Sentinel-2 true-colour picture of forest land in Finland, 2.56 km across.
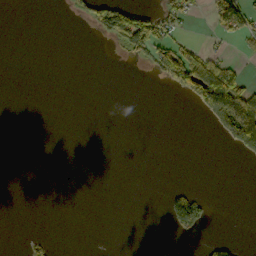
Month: October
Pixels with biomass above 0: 14%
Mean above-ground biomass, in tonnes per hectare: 24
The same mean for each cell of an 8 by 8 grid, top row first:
0 0 28 144 71 54 33 117
0 0 0 16 91 78 30 16
0 0 0 0 2 103 202 72
0 0 0 0 0 0 88 170
0 0 0 0 0 0 0 82
0 0 0 0 0 0 0 0
0 0 0 0 0 91 26 0
0 16 0 0 0 7 17 6
